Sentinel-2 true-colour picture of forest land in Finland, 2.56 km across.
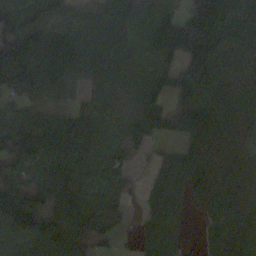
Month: October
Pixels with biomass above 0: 85%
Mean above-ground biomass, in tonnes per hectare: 77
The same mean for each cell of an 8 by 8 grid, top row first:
99 73 40 117 79 77 177 96
171 149 118 98 73 129 114 69
155 104 52 51 64 91 77 62
53 62 47 37 76 60 53 69
119 108 79 37 32 28 92 53
95 61 93 59 13 73 71 51
203 102 49 32 43 41 51 63
82 139 74 31 36 31 31 66
